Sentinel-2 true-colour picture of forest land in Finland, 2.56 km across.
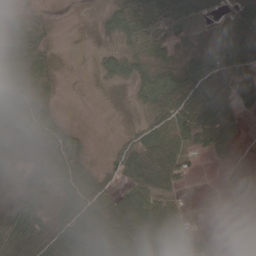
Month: May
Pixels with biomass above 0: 72%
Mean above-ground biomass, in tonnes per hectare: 50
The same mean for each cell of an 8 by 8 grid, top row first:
35 10 0 47 61 88 68 82
87 27 0 22 53 41 30 90
78 42 0 27 61 69 79 69
101 58 0 1 25 61 46 41
73 78 28 15 55 64 55 14
30 68 69 27 60 73 0 12
52 38 86 73 62 43 2 42
72 65 99 111 101 59 26 19
